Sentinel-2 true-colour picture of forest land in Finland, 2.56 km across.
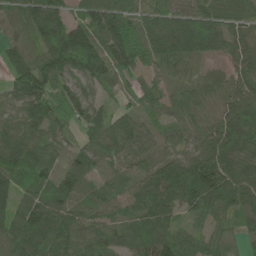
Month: June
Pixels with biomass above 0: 94%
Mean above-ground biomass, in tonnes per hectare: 84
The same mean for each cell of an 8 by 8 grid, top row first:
71 134 52 122 72 102 106 79
82 133 206 125 110 121 116 77
97 122 93 73 36 25 42 64
71 114 81 47 37 59 54 77
119 56 51 80 60 42 82 87
114 52 86 37 63 155 144 99
98 97 63 59 77 71 122 89
90 100 70 62 75 73 54 33
